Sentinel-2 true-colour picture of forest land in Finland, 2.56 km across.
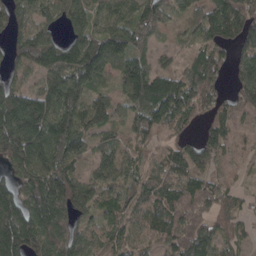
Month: April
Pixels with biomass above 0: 88%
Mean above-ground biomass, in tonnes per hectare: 103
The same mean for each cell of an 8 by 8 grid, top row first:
99 55 92 96 133 47 83 130
91 131 119 137 62 24 85 80
70 107 139 59 139 85 127 89
204 162 124 78 120 124 67 69
236 210 92 70 63 58 121 41
116 168 102 103 69 84 86 27
147 164 107 84 88 107 82 44
200 156 119 87 73 118 112 57
